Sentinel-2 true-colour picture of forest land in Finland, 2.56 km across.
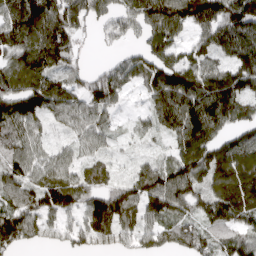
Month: April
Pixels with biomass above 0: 85%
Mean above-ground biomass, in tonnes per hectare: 101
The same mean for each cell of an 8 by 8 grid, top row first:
142 186 122 91 125 134 132 166
111 173 55 30 69 80 87 122
96 101 59 104 85 130 123 130
106 84 88 56 40 142 165 101
82 56 61 32 21 76 125 108
108 97 82 45 104 140 103 125
113 126 94 147 116 115 126 140
102 52 77 89 79 89 104 96
